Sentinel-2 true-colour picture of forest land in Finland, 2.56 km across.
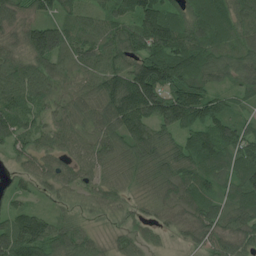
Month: July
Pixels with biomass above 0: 95%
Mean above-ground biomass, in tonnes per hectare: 78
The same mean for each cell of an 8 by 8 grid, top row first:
68 49 54 79 124 72 85 69
56 147 90 76 103 113 80 60
86 80 52 110 160 120 73 60
91 54 76 122 144 138 117 40
58 56 63 83 102 72 106 96
37 62 63 47 60 88 78 78
54 36 36 35 34 76 80 75
129 103 65 29 42 24 75 79
